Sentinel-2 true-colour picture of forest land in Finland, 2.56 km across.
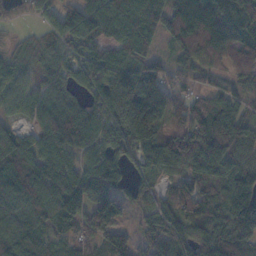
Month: November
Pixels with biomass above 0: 90%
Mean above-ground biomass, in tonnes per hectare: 95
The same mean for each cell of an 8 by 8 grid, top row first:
35 54 113 95 166 114 142 135
27 46 68 70 75 64 115 100
56 63 73 150 118 52 44 60
46 80 78 115 167 57 119 76
72 91 74 92 148 136 146 91
120 98 109 105 66 68 128 105
88 107 123 148 49 118 99 185
92 69 73 114 40 66 130 154
